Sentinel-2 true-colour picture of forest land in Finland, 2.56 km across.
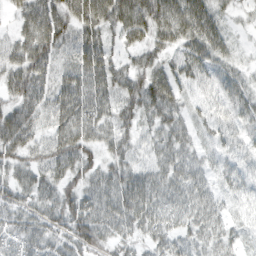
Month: March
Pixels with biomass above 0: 90%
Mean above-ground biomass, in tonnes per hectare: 49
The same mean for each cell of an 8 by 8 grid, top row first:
26 71 67 64 78 70 57 13
45 67 69 30 47 41 64 11
58 48 71 58 63 50 34 37
57 56 76 47 51 40 25 38
68 51 64 43 26 47 20 28
35 46 54 48 54 53 33 36
40 49 72 64 71 57 54 19
44 52 71 44 35 50 50 24
